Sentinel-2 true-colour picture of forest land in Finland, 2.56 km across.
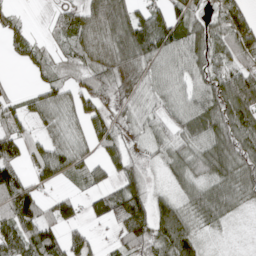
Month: April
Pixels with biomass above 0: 79%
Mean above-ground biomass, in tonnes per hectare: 71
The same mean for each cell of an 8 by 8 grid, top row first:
37 15 80 124 67 56 45 69
60 34 62 81 127 96 82 103
9 46 53 81 65 79 87 112
59 71 58 67 53 67 110 119
86 71 45 67 34 69 94 102
90 70 51 38 42 50 80 97
146 52 41 102 87 77 103 42
133 100 54 21 92 127 22 2
